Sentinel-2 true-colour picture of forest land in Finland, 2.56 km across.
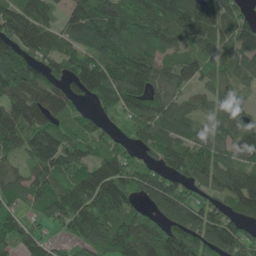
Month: June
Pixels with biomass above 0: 87%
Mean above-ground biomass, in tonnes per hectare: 107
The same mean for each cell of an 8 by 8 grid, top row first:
108 67 106 153 155 155 119 74
112 94 96 144 149 83 103 118
138 114 117 135 134 90 62 84
109 104 49 57 102 90 66 84
101 134 89 57 70 90 91 149
79 106 112 152 109 88 93 107
57 106 163 161 71 149 93 99
88 54 101 119 143 146 178 115
